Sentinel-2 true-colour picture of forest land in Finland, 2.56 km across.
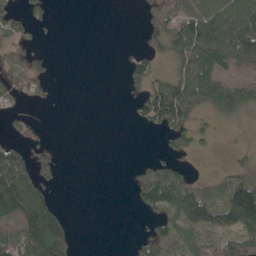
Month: May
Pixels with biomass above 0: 48%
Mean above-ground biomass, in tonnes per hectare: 58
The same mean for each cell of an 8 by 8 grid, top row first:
58 33 0 0 27 90 139 136
39 9 0 0 32 93 164 140
76 57 0 0 66 92 130 110
30 4 0 0 74 169 47 54
81 29 0 0 0 59 16 5
139 35 0 0 32 55 11 42
138 111 0 0 48 106 113 194
99 196 9 0 49 53 73 120
